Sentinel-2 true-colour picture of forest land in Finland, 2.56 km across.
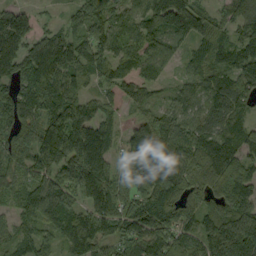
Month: September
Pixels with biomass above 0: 91%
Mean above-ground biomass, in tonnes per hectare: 102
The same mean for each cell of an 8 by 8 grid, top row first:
95 15 76 71 107 173 70 94
109 110 96 98 91 70 93 104
107 139 69 66 66 34 92 102
114 132 114 40 42 85 89 78
131 180 180 82 136 116 99 102
77 113 154 91 132 107 104 115
60 120 94 111 122 108 98 145
66 62 134 85 138 100 126 185
